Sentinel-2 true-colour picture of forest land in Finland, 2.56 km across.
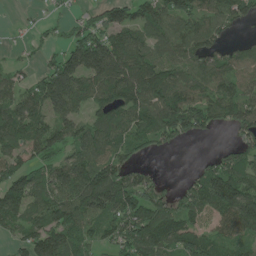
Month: June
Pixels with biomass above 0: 79%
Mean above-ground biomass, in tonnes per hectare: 105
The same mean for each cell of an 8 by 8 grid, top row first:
5 23 40 98 105 121 104 87
12 34 151 142 108 104 106 48
55 141 138 158 185 98 106 82
124 129 74 126 132 192 127 125
102 139 111 105 70 45 9 75
117 108 153 141 60 7 132 144
122 143 149 145 143 94 119 181
52 149 108 71 161 122 100 82
